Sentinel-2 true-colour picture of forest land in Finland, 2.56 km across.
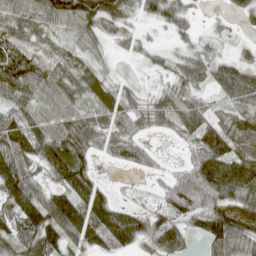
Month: April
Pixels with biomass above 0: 82%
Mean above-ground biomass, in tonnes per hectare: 61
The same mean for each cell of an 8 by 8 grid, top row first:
53 75 103 81 31 52 8 28
82 23 30 16 23 22 23 15
113 68 69 32 7 41 46 83
59 57 55 71 55 65 47 59
88 87 92 55 30 13 98 57
123 56 105 5 17 34 116 110
97 104 94 84 39 68 73 58
80 94 63 76 72 76 65 67
